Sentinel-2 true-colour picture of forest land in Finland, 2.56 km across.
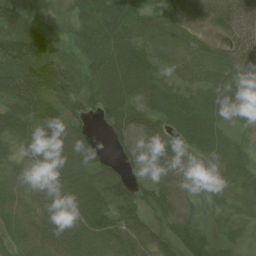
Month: July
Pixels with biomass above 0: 90%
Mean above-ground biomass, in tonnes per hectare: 54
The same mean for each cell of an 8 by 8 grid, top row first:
42 32 45 80 48 52 44 42
67 42 42 76 58 51 34 47
68 80 53 84 75 32 48 45
62 39 41 72 64 77 66 29
47 60 63 30 72 61 62 29
47 63 62 58 43 53 44 63
56 56 65 54 56 76 16 35
43 61 64 62 63 82 61 34
